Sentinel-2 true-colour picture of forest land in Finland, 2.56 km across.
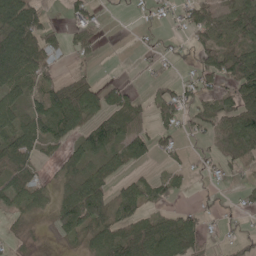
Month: May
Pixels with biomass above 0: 61%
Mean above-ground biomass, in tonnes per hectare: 44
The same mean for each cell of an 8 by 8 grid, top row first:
86 29 30 2 8 17 64 85
109 69 36 0 9 13 56 66
71 35 38 13 4 23 42 97
60 73 92 58 24 55 37 79
88 41 56 76 57 27 20 67
75 11 53 47 20 30 16 11
34 26 111 64 41 24 12 16
10 2 30 71 88 92 24 22
